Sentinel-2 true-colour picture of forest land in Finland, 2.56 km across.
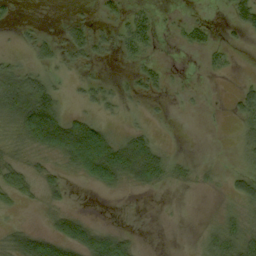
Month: September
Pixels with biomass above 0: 42%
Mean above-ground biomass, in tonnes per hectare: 29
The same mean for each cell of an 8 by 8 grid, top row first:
7 0 7 16 23 4 4 42
6 20 30 17 25 6 24 6
67 33 11 9 23 3 3 7
82 141 16 9 6 1 1 21
20 105 182 91 58 2 0 15
38 23 41 89 73 24 8 26
11 17 5 0 0 0 0 15
43 74 87 72 2 0 22 51
